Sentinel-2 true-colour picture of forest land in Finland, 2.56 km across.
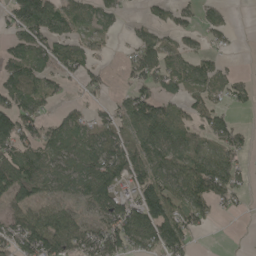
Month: May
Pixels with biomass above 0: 67%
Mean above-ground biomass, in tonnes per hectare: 72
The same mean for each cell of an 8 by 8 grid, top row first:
97 125 60 45 24 53 40 1
81 97 66 20 97 56 36 4
112 67 46 14 73 80 78 33
142 40 40 48 109 62 69 17
105 83 78 93 94 87 58 50
122 88 72 100 93 97 129 57
72 69 46 96 134 86 71 19
111 153 99 115 102 112 3 5
